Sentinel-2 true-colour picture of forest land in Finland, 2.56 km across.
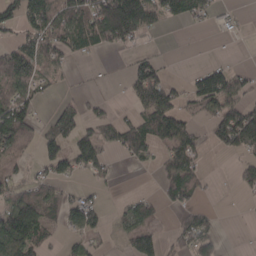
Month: March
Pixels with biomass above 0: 52%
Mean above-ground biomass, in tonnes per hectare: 51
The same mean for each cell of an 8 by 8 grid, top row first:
68 96 100 159 127 50 33 10
57 63 58 44 14 0 0 0
88 35 2 4 103 17 86 40
99 16 42 17 71 79 49 90
69 57 87 49 78 79 41 93
40 41 21 18 4 86 17 31
85 68 76 12 61 42 21 1
95 40 36 10 105 40 59 0
